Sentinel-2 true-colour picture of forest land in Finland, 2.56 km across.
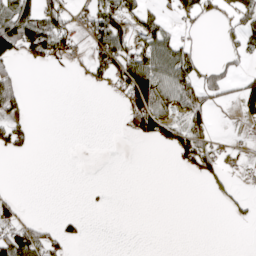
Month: April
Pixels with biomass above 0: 31%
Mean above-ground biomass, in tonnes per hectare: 34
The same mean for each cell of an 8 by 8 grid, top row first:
83 83 39 68 52 39 33 68
95 90 20 109 52 63 1 40
37 0 8 61 147 105 51 42
45 0 0 1 136 47 49 36
47 0 0 0 13 59 64 9
0 0 0 0 0 1 40 7
28 0 1 2 0 0 0 20
89 53 17 0 0 0 0 0
